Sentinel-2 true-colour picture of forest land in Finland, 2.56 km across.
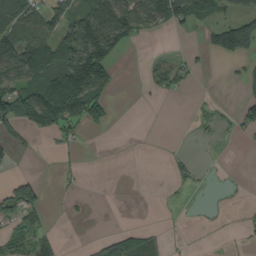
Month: September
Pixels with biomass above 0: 34%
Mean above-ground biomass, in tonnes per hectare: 41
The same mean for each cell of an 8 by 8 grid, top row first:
88 75 64 144 86 80 52 60
138 91 157 110 1 2 32 80
86 113 168 60 19 55 0 11
145 177 139 29 0 0 15 35
34 4 16 0 0 1 6 3
26 1 9 0 0 26 3 1
66 13 2 0 0 1 2 6
39 12 1 24 31 2 2 5
